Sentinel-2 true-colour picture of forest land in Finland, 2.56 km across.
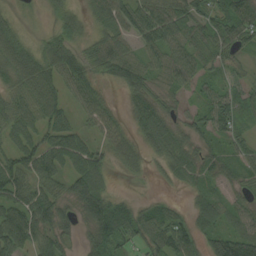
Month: August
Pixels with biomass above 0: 87%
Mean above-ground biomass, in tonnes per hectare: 58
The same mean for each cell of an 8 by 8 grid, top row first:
19 19 38 78 93 81 68 86
74 51 44 94 54 62 69 46
63 78 69 43 61 47 31 28
74 79 35 32 75 30 56 55
57 69 64 56 49 64 35 39
87 67 81 26 22 44 37 42
76 81 63 85 30 22 58 39
93 71 26 95 64 77 69 102
